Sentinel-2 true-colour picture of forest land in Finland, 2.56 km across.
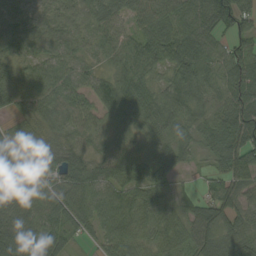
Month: August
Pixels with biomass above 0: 93%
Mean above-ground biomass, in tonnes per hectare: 69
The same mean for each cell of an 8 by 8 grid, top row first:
65 50 61 63 78 80 90 81
48 51 45 60 70 102 85 67
62 81 60 68 66 73 89 112
45 56 67 70 78 87 76 126
43 43 51 45 54 65 67 128
77 51 79 61 50 37 30 83
86 73 75 80 71 45 74 68
125 98 27 61 56 63 76 78
